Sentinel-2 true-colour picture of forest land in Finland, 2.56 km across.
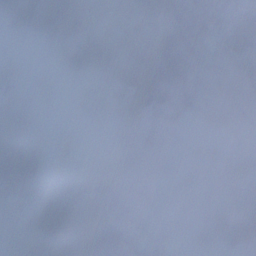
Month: December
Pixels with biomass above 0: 74%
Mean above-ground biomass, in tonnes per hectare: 118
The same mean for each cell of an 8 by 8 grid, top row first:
190 280 255 154 224 251 208 119
19 72 244 127 168 279 211 67
72 69 25 69 205 168 98 121
94 8 46 66 125 63 58 72
84 70 53 51 142 39 32 55
124 89 73 128 84 96 47 95
43 99 159 247 125 68 111 176
70 162 194 186 198 79 92 80
